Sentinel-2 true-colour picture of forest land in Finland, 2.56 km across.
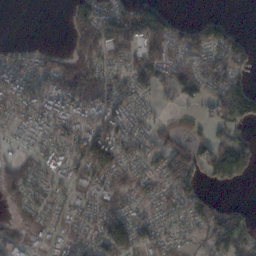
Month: November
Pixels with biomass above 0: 69%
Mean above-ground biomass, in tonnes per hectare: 60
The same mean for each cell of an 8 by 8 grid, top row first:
0 0 94 115 191 36 35 1
26 14 67 123 137 68 85 82
83 72 108 52 76 81 86 62
58 67 83 75 33 28 30 107
19 61 98 116 39 48 46 59
42 42 56 72 44 101 38 54
26 44 36 58 34 45 67 28
40 26 41 91 53 28 54 83
